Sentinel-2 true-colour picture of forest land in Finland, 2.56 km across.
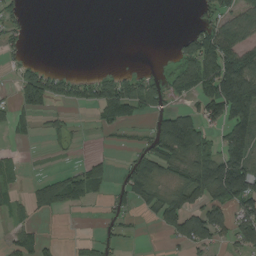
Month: August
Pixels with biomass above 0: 43%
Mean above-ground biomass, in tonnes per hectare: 53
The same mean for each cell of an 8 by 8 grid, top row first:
32 0 0 0 0 0 45 88
26 0 0 0 0 27 121 120
45 83 54 74 51 50 112 211
46 28 12 92 45 71 76 159
9 9 5 8 26 153 53 131
27 21 68 22 94 48 140 158
27 52 25 28 31 102 104 89
49 19 9 23 3 52 88 65
